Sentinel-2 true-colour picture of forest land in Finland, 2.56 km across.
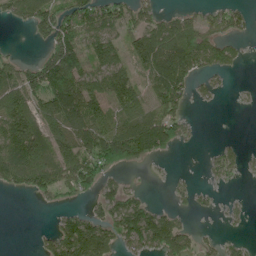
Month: June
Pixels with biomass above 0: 58%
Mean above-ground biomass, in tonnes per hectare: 74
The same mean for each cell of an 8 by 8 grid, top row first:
66 102 111 85 71 45 45 47
5 59 106 108 138 115 83 24
84 153 126 134 78 112 37 3
125 104 149 91 105 72 3 3
155 99 111 158 155 57 3 18
89 107 118 40 4 11 19 25
0 15 26 99 83 34 14 20
0 46 200 98 131 135 28 26
